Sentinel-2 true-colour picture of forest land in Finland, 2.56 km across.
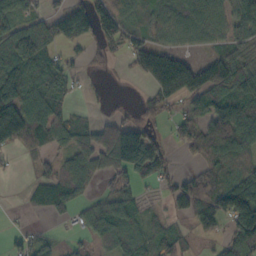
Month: October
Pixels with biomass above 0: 69%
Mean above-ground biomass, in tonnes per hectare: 71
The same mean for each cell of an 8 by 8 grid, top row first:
77 65 105 110 42 71 107 90
127 85 22 49 96 63 49 58
120 85 22 2 58 213 125 100
161 112 17 18 31 39 82 106
71 61 77 143 137 29 112 97
9 51 84 66 69 42 61 70
4 37 40 77 28 42 81 156
30 28 18 69 64 49 20 108
